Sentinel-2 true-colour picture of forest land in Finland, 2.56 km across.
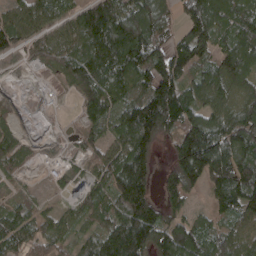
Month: April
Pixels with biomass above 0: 83%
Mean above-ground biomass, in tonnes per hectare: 112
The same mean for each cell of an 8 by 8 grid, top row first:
84 86 115 185 182 76 183 132
74 93 131 197 184 115 94 150
10 11 144 145 130 157 119 115
35 9 42 97 192 198 92 101
69 14 51 86 171 110 240 167
31 18 55 124 150 140 165 184
68 44 75 99 181 68 41 127
113 73 54 177 192 172 98 112
